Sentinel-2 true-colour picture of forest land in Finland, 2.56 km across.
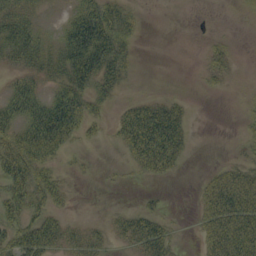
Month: September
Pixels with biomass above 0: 53%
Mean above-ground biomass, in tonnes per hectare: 37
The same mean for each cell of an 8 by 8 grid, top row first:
46 5 55 62 9 0 0 3
59 35 91 78 2 0 11 2
25 31 64 50 1 0 13 3
56 87 67 22 75 44 0 6
67 87 17 11 122 74 0 10
97 38 4 3 26 16 23 62
65 49 0 5 22 1 56 99
63 63 28 17 81 17 52 108
